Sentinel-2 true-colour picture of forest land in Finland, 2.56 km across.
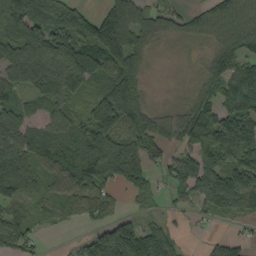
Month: September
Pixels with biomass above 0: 80%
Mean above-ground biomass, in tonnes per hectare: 92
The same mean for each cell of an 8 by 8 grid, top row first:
185 120 102 155 94 59 50 76
135 141 140 204 83 12 38 75
93 159 161 126 46 5 64 121
77 70 65 166 79 47 90 117
85 90 105 119 87 56 208 179
95 62 119 100 86 91 151 158
46 28 44 42 25 25 66 99
81 7 28 199 154 45 33 50
